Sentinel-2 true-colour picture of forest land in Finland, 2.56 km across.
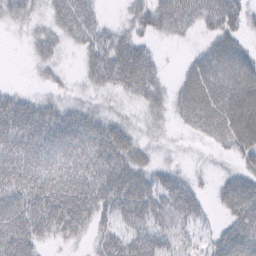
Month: February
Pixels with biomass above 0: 74%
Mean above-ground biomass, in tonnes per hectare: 35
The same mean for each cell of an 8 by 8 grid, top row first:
28 12 11 3 41 52 41 37
1 30 8 19 12 3 29 38
1 14 9 15 21 16 66 76
56 43 35 19 22 23 60 102
57 57 53 62 22 6 13 51
56 53 49 54 39 27 8 37
57 63 55 43 55 50 16 57
62 23 18 32 43 25 20 59
